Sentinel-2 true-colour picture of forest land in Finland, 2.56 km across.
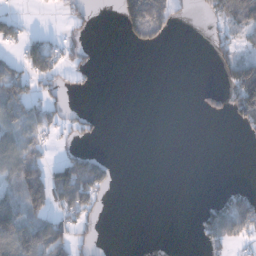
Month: December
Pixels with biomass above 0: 32%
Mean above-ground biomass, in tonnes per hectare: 39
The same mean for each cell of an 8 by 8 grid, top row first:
24 2 21 5 214 50 33 112
27 56 19 0 36 0 18 46
75 43 19 0 0 0 0 134
82 55 18 0 0 0 33 95
83 26 18 0 0 0 0 5
91 101 136 33 0 0 0 0
97 100 93 3 0 0 55 124
112 117 32 0 0 0 47 34
